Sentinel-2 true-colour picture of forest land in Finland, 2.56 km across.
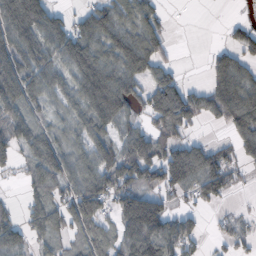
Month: October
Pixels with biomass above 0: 70%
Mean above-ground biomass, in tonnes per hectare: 77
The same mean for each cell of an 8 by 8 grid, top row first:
153 108 42 99 84 1 0 6
129 100 119 94 110 13 13 72
128 93 111 113 64 55 53 108
77 40 71 129 55 168 83 147
85 85 57 75 110 88 47 77
18 96 96 111 99 120 107 28
25 76 109 58 164 35 10 8
90 49 44 64 132 101 16 37
